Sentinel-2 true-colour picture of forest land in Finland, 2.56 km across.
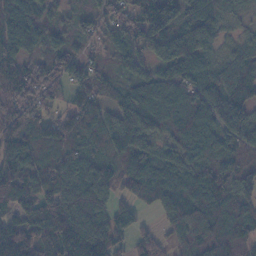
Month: November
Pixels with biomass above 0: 92%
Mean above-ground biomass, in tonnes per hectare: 94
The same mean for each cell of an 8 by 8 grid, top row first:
116 54 38 84 101 93 84 29
121 73 47 56 81 118 76 66
175 114 98 45 66 91 87 112
110 56 117 71 129 77 104 123
105 99 76 88 102 89 101 103
143 119 85 68 141 100 109 88
112 121 109 68 45 88 124 86
153 129 190 97 54 41 92 85
